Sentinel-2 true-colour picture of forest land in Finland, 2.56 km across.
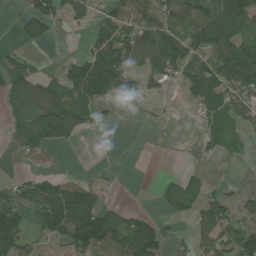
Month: July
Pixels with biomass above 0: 52%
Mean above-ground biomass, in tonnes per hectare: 65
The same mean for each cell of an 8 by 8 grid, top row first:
23 125 85 76 81 72 101 116
20 12 11 133 123 82 96 89
88 49 173 158 53 47 130 175
10 113 89 17 7 3 56 69
13 67 14 0 0 1 38 27
19 51 23 7 0 31 11 0
65 111 161 37 10 62 74 56
124 57 138 117 147 28 73 96
